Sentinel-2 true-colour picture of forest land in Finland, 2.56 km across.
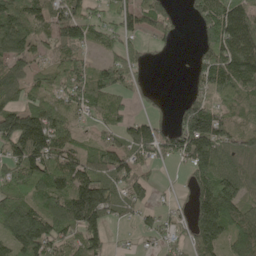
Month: May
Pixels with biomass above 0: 76%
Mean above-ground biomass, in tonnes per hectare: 87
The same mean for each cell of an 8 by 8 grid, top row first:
135 102 96 56 101 38 105 165
107 49 69 60 32 11 98 159
90 63 95 99 18 1 104 128
111 93 55 78 28 49 123 48
124 159 46 50 99 95 148 61
102 129 140 83 51 4 139 103
103 98 192 81 50 25 155 106
112 140 102 20 19 41 114 105
